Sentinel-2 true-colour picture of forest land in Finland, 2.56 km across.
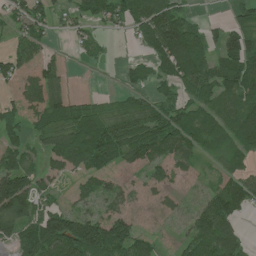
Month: July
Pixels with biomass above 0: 74%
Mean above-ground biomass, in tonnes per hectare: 75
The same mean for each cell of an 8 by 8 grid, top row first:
59 60 55 71 121 99 8 43
49 38 27 7 63 169 91 137
106 110 1 1 49 90 102 137
80 121 70 44 64 85 77 97
60 60 113 123 118 102 80 96
126 47 44 44 38 45 20 76
134 47 43 42 16 24 85 82
59 153 187 120 52 25 123 77
